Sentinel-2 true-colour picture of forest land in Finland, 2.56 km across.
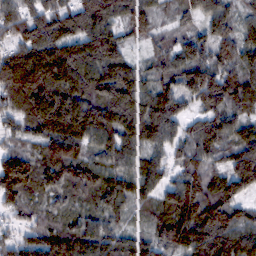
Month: February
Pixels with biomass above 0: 97%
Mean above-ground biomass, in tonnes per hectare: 113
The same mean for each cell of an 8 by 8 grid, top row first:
109 128 150 111 107 51 88 63
105 142 133 118 42 72 104 109
165 155 143 161 83 100 156 119
97 176 173 179 140 109 114 78
55 117 118 132 108 90 132 117
174 92 122 106 115 74 117 159
71 58 63 83 64 131 161 93
71 114 135 90 81 139 169 122
